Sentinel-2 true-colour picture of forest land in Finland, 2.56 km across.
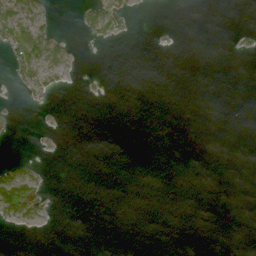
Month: June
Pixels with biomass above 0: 12%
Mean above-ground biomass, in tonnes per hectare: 7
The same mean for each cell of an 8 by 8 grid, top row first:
49 16 17 54 0 0 0 0
54 50 2 2 0 1 0 6
16 29 3 0 0 0 0 0
4 1 0 0 0 0 0 0
1 1 0 0 0 0 0 0
56 6 0 0 0 0 0 0
75 13 0 0 0 0 0 0
0 0 0 0 0 0 0 0
